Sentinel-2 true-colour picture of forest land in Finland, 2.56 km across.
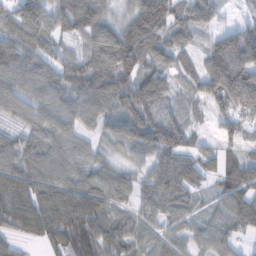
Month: November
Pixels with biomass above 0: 89%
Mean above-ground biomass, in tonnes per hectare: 81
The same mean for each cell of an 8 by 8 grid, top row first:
110 96 151 58 182 102 72 16
100 71 43 142 141 78 58 146
74 80 73 119 124 44 115 155
53 73 74 75 105 45 49 98
65 73 51 57 87 103 25 50
105 86 74 69 45 137 50 36
109 104 146 62 58 71 34 97
42 63 92 78 55 49 60 46
